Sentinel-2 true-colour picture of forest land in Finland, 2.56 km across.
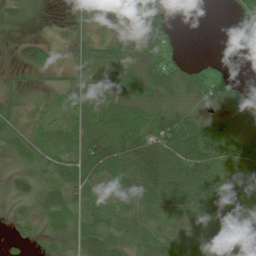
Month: July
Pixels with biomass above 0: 75%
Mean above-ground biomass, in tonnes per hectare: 40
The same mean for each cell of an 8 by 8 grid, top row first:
19 1 6 4 48 6 0 44
17 24 21 33 27 20 0 49
10 6 30 50 60 54 51 13
26 18 52 69 54 44 20 32
35 28 59 98 93 99 94 73
23 37 78 55 95 90 79 34
8 45 32 33 51 51 46 38
11 17 43 44 45 50 33 54
